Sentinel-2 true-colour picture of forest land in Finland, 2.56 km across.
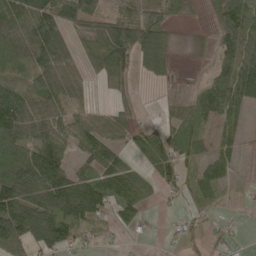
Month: May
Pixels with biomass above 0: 70%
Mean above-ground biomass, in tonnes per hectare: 57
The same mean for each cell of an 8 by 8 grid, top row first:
78 100 87 47 61 19 18 79
69 114 26 114 100 15 16 83
48 71 34 51 18 6 36 92
142 93 43 40 6 23 71 46
93 134 67 62 52 56 32 29
97 106 57 88 41 55 60 7
121 97 124 57 33 8 22 7
92 90 46 11 6 16 25 6
